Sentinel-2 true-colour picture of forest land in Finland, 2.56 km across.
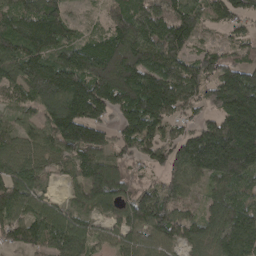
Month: April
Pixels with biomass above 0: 90%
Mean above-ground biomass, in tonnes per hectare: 116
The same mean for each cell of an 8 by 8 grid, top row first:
92 125 24 84 132 118 76 73
118 98 113 135 143 127 50 57
102 141 167 201 171 151 107 166
60 114 171 101 199 84 61 239
79 98 148 81 98 102 198 256
141 61 80 135 39 104 143 184
103 111 76 86 134 108 85 117
78 101 143 76 111 99 104 163
